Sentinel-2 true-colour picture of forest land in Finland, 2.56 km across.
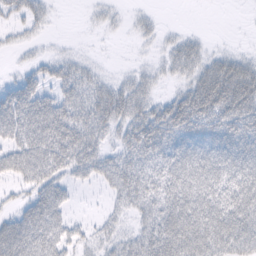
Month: February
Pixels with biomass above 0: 69%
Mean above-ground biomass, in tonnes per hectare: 38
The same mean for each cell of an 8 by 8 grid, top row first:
24 17 2 11 10 0 0 0
11 5 3 1 5 25 13 5
19 28 33 14 21 17 60 66
62 66 36 51 38 69 82 74
45 68 57 20 60 48 59 63
36 54 25 40 41 56 66 64
18 59 4 13 37 62 71 71
59 53 22 22 45 77 80 73
